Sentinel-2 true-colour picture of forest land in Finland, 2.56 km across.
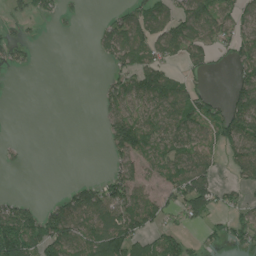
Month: July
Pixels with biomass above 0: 50%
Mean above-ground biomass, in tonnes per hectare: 54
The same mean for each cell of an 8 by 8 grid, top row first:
28 31 8 26 71 86 106 63
40 0 0 77 81 90 76 70
0 0 0 44 87 45 18 69
0 0 0 61 72 92 73 109
8 0 0 65 69 80 64 101
1 0 3 56 45 82 78 48
68 40 109 108 81 56 83 46
147 115 89 105 59 56 25 42
